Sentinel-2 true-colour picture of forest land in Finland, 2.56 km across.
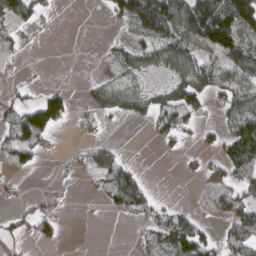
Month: March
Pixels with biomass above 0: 46%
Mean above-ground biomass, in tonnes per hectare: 42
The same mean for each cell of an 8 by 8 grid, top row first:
66 15 0 35 103 100 153 154
17 0 0 18 39 88 83 78
9 2 5 32 26 52 72 63
52 143 8 54 45 92 28 91
69 27 14 18 2 26 20 123
17 1 16 75 16 2 28 45
14 18 1 27 47 17 8 45
36 34 0 0 33 93 44 68
